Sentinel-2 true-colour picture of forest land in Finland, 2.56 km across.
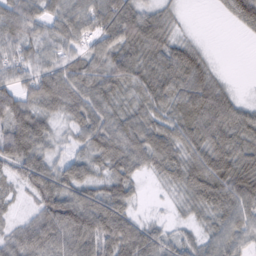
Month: February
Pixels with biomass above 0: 89%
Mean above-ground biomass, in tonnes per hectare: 66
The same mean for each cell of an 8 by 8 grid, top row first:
79 57 73 93 71 27 1 74
63 48 49 74 84 67 15 0
59 78 76 78 74 82 64 2
92 56 67 62 65 67 94 61
96 54 42 81 86 76 83 75
52 83 68 72 30 59 91 95
21 93 118 99 10 22 66 77
68 92 109 99 89 37 51 55
